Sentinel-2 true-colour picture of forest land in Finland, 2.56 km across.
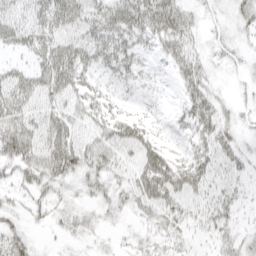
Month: April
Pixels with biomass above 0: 70%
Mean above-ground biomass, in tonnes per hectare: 31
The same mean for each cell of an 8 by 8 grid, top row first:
36 46 40 51 56 54 11 19
22 43 43 44 20 41 15 13
42 56 41 24 17 19 22 7
54 36 34 38 17 15 40 13
72 48 45 45 49 14 33 22
31 43 27 29 51 50 31 23
20 28 21 18 30 38 37 21
35 4 12 6 16 21 16 26
